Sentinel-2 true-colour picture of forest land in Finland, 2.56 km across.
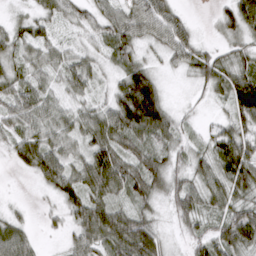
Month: March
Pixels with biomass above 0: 89%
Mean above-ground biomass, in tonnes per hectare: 50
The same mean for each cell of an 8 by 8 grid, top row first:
19 39 33 50 68 40 4 80
40 42 24 50 29 57 26 40
46 27 49 28 87 7 59 86
44 42 34 68 137 26 8 92
41 56 39 71 56 44 39 80
6 58 62 92 88 51 54 95
9 12 66 61 41 49 47 64
57 5 44 77 111 16 64 96
